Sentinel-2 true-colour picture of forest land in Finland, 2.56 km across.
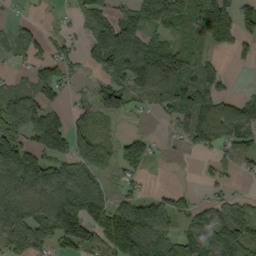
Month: September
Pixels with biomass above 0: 66%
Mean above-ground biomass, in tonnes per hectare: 73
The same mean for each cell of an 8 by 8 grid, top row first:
13 1 45 67 96 99 93 88
74 42 35 178 113 69 32 15
25 96 17 68 114 98 62 1
128 74 52 79 19 93 114 89
112 57 91 44 6 16 64 72
117 94 89 28 16 0 10 18
111 114 143 105 85 64 49 52
91 69 117 160 174 61 120 146
